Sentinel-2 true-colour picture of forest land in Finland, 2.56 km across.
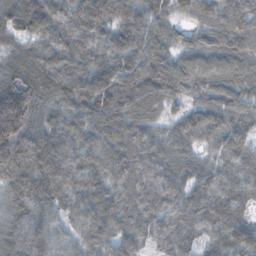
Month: November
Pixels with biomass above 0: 97%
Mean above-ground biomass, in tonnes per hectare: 98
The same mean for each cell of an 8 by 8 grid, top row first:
97 113 111 93 91 49 77 121
58 86 99 89 112 57 90 104
100 107 107 114 145 120 91 95
255 73 99 125 101 44 93 81
187 132 95 103 102 70 41 82
149 147 115 92 110 86 69 75
75 99 90 109 113 86 103 67
91 93 69 93 78 88 56 100
